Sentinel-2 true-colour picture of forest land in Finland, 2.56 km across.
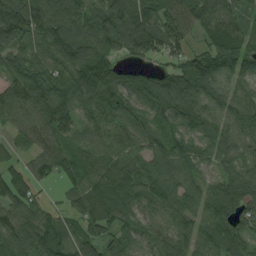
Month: August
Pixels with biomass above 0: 93%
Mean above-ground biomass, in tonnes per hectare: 96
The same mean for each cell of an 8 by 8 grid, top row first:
121 105 101 125 127 105 106 68
106 96 128 97 120 77 105 118
106 114 125 98 72 133 155 79
94 115 88 99 89 134 100 95
48 98 68 82 72 78 79 76
80 65 102 105 111 96 57 93
108 41 78 95 80 98 86 91
135 123 91 69 79 89 81 82
